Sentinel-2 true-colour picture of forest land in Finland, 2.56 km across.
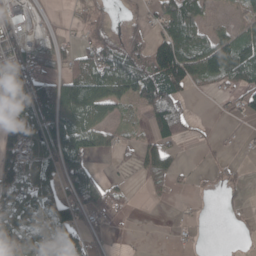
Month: April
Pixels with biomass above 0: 58%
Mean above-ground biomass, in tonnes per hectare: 63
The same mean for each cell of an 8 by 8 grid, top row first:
88 15 25 10 29 129 38 29
93 45 39 66 55 147 108 117
110 82 109 117 132 127 60 79
94 121 119 45 53 106 1 40
103 109 106 29 41 53 8 12
91 78 162 17 51 35 6 14
93 104 124 59 3 6 2 11
101 102 65 14 4 9 2 6
